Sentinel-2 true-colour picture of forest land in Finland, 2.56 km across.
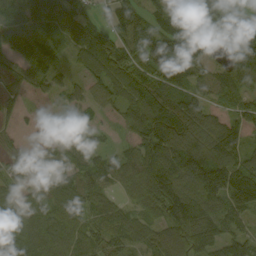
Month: September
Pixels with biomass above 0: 85%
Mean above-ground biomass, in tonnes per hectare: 79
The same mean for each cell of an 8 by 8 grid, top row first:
67 140 83 58 66 66 84 31
98 91 83 105 93 140 82 114
29 57 32 90 90 105 73 90
27 9 41 32 138 126 76 56
19 32 46 23 93 123 101 70
49 55 76 58 96 135 195 133
68 74 72 56 55 147 108 123
64 89 68 63 56 99 75 78
